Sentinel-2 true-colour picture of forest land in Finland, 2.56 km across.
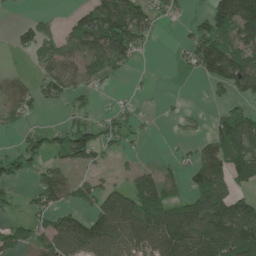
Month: June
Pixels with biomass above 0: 56%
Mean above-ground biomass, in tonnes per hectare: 70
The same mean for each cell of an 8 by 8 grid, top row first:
4 11 53 141 88 29 77 168
29 38 77 132 31 13 158 99
37 67 57 18 4 2 68 128
55 8 31 30 8 9 13 68
31 61 108 38 7 10 50 121
61 72 21 9 67 34 111 74
21 71 47 155 149 99 127 102
70 95 168 123 91 205 181 139
